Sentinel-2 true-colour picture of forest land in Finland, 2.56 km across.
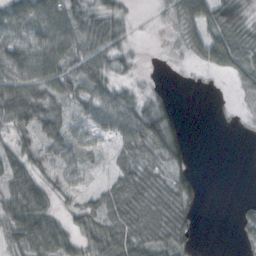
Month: October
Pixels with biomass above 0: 73%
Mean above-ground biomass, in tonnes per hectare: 39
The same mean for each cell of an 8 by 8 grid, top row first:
57 79 50 37 2 41 72 50
63 72 52 51 2 13 64 44
78 74 53 39 7 1 4 26
90 59 33 63 61 19 0 6
39 42 39 30 65 44 0 0
57 34 32 35 54 33 0 0
57 44 36 63 63 50 0 9
47 68 37 67 53 43 0 14
